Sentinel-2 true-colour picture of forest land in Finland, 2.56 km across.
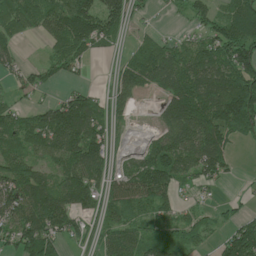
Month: June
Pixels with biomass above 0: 74%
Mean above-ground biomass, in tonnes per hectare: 75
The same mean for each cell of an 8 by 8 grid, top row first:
90 76 118 99 17 12 61 99
36 33 77 32 71 63 92 122
29 33 22 30 87 103 112 134
53 76 155 58 1 112 129 175
74 81 130 51 25 99 126 27
110 49 99 69 101 95 86 8
106 130 95 73 59 52 22 17
89 122 49 61 69 59 23 144
